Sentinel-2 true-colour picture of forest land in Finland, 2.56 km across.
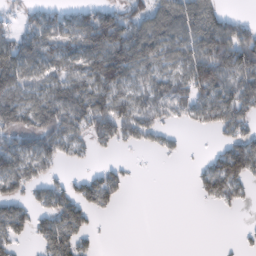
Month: February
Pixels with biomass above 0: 61%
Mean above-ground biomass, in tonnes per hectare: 68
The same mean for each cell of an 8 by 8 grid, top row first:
29 68 81 95 97 114 121 25
98 82 86 143 120 93 119 144
114 77 86 125 66 78 127 97
119 115 111 120 89 52 82 88
83 87 47 45 28 14 3 84
119 49 28 53 1 0 74 113
77 71 83 29 0 0 7 18
51 78 56 1 0 0 0 8
